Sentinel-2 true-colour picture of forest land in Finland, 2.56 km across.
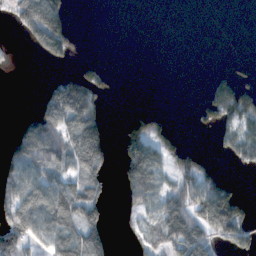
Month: November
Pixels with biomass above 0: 43%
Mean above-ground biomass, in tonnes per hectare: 60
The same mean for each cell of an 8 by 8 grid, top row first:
89 198 0 0 0 0 0 0
4 125 5 0 0 0 0 0
0 25 74 11 0 0 13 24
4 129 163 2 17 1 47 102
104 176 61 24 127 28 2 90
123 93 83 20 169 69 58 5
101 123 137 13 75 111 184 96
122 84 115 37 54 129 112 99
